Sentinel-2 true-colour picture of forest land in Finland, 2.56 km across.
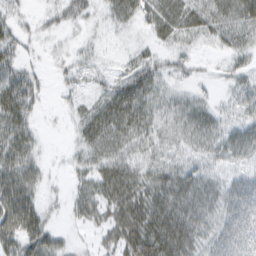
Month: February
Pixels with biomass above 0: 82%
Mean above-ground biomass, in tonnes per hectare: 38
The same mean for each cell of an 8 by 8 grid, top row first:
22 18 30 28 34 50 51 60
31 12 18 8 18 28 17 39
50 10 21 27 58 21 8 26
60 6 25 62 51 35 33 25
59 6 29 50 36 28 34 46
62 16 24 64 44 46 32 33
79 23 31 56 72 64 49 67
59 51 8 40 86 85 43 62
